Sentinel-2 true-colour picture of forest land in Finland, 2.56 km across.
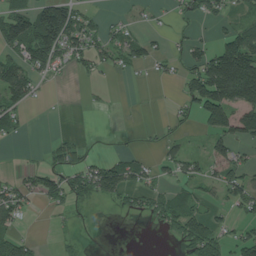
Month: July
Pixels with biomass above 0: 44%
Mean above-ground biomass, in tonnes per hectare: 45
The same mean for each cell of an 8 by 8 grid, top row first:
98 120 50 10 11 13 37 24
70 122 66 54 44 15 49 154
110 25 10 7 5 18 159 205
57 1 1 3 1 14 104 97
6 17 27 2 4 20 38 56
22 58 62 98 43 33 40 57
77 20 13 11 35 63 36 40
68 1 16 0 0 22 99 57
